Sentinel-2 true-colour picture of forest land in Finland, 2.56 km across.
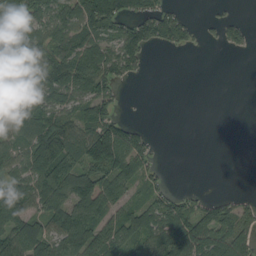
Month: September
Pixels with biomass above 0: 62%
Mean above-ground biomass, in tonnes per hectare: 62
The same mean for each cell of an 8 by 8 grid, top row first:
87 71 97 115 73 37 5 9
124 72 83 67 68 33 4 24
127 102 90 58 7 0 0 0
103 78 78 56 1 0 0 0
55 163 84 156 49 0 0 0
71 153 111 96 58 0 0 0
114 80 91 62 75 68 48 45
99 93 114 84 83 102 87 85
